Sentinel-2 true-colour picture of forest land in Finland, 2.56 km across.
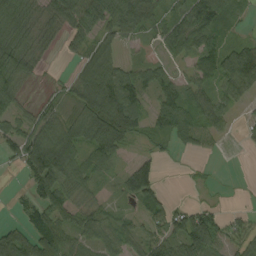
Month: September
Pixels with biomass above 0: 74%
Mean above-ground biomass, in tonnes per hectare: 52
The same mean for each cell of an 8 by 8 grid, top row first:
68 55 100 89 80 57 96 24
73 30 32 42 12 61 58 53
54 5 48 79 52 39 53 98
39 41 60 120 47 88 57 14
67 93 69 93 18 37 23 6
7 126 59 20 76 1 5 0
17 86 39 17 32 35 28 8
81 114 47 47 46 67 103 60
